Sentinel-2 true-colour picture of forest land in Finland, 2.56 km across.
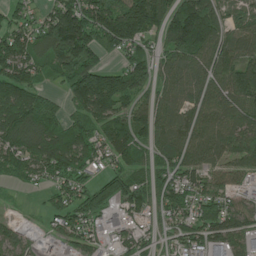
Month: June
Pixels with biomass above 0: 87%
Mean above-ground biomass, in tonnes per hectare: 120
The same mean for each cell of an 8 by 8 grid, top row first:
78 99 210 171 248 206 244 82
147 169 234 98 102 185 185 135
167 41 227 138 125 121 134 185
152 101 96 135 105 113 121 142
138 144 137 149 89 125 136 133
68 80 97 107 85 99 92 77
11 56 126 92 115 112 111 85
61 30 90 47 67 68 111 79
